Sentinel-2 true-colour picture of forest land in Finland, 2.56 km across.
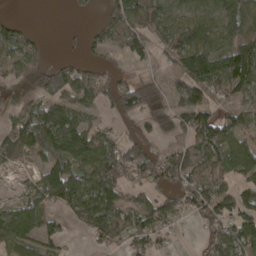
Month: April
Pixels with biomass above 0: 67%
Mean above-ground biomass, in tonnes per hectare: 73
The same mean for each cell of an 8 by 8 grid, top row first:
13 0 12 78 100 71 81 110
83 20 23 70 66 111 121 137
52 78 94 65 50 43 130 112
40 116 67 42 60 61 63 56
88 124 111 74 63 36 143 80
15 120 96 127 77 87 95 70
74 58 86 102 71 45 83 83
95 66 4 55 71 13 47 104
